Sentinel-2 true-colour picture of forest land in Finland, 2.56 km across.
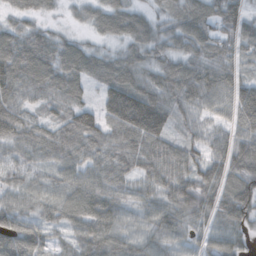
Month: October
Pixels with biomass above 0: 93%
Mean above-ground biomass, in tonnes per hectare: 69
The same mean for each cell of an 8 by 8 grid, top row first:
34 21 25 71 44 55 95 93
93 82 58 29 62 52 58 65
101 91 67 85 61 75 74 55
68 41 86 100 157 62 41 88
58 61 79 71 87 54 54 88
42 40 79 79 51 78 79 86
72 52 87 83 51 90 77 107
110 58 82 84 61 43 54 50
